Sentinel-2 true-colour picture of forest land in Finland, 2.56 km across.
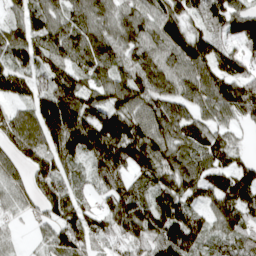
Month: April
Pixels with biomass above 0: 91%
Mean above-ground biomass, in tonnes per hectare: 107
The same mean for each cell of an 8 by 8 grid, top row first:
60 101 96 87 88 91 90 105
111 105 116 93 100 86 107 89
102 88 90 109 110 98 120 157
81 172 175 132 134 109 78 135
133 124 174 181 172 116 101 30
72 123 45 162 81 126 118 105
53 90 91 121 130 132 77 124
23 58 105 81 118 177 84 100
